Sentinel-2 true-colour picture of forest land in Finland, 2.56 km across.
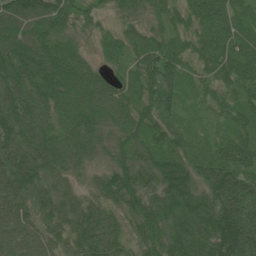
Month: June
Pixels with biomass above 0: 99%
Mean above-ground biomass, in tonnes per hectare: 88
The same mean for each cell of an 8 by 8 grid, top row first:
102 114 70 37 54 67 85 83
101 87 36 67 79 71 87 98
101 97 98 52 107 87 63 100
111 87 107 94 93 79 41 82
113 101 89 62 81 86 45 83
133 80 36 75 91 125 96 99
91 85 79 65 99 114 104 130
97 82 96 85 86 102 111 173
